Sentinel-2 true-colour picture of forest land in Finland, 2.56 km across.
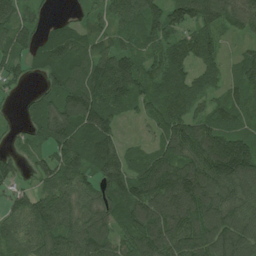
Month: July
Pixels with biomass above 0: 87%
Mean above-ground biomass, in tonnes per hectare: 100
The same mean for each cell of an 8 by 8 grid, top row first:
90 31 39 68 104 100 112 91
88 122 96 83 76 92 95 31
42 73 130 167 85 91 74 87
18 92 148 90 55 108 65 77
29 68 126 107 32 134 138 127
57 88 97 129 161 179 156 167
74 105 89 95 143 160 143 119
73 100 117 88 132 135 147 139
